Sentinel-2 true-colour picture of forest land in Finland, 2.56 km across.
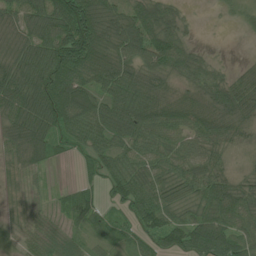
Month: June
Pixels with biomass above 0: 86%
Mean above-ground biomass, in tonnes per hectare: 64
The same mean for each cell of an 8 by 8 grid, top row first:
69 101 131 81 92 46 1 18
73 98 119 98 106 92 10 0
105 111 92 99 86 48 71 34
92 115 108 82 96 70 73 88
80 70 39 59 77 54 60 24
23 10 19 53 68 64 76 29
12 18 65 30 72 48 65 76
21 57 28 30 45 64 103 64
